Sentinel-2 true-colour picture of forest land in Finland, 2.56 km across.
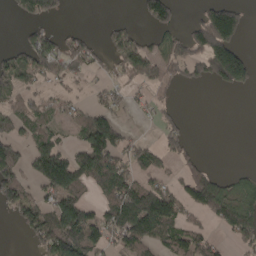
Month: April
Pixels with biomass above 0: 49%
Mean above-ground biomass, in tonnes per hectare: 77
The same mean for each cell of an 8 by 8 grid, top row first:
31 77 0 7 58 53 113 88
41 101 74 70 66 89 177 74
97 58 28 35 71 45 92 124
75 53 47 69 18 19 0 0
82 92 76 157 58 65 0 0
102 164 130 144 76 43 98 32
85 97 121 118 208 100 117 112
3 130 160 66 128 110 72 53
